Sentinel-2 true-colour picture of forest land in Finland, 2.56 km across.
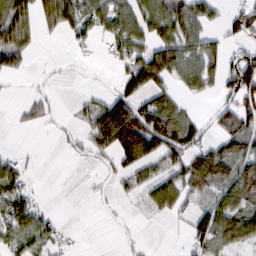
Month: February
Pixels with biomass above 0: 51%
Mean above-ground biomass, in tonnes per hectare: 46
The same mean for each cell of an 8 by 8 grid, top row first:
94 71 80 79 70 82 40 52
73 0 23 44 65 90 46 29
7 5 1 11 105 48 53 92
8 23 23 102 95 72 13 80
0 1 24 95 120 91 49 70
66 0 2 23 32 47 86 76
79 14 0 2 13 39 43 68
63 51 4 1 3 1 66 63
